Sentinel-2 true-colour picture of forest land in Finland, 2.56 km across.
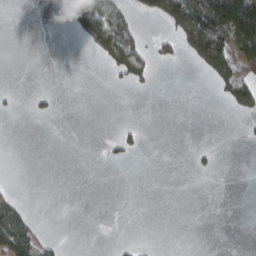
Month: March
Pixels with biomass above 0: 17%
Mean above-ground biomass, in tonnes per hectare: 24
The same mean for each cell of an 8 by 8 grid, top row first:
0 0 54 79 26 135 165 166
0 0 1 74 35 29 187 113
0 0 0 8 28 0 18 111
4 8 0 0 0 0 0 39
0 0 0 11 10 0 3 2
0 0 0 0 0 0 5 0
48 0 0 0 0 0 0 0
125 23 0 1 1 0 0 0
